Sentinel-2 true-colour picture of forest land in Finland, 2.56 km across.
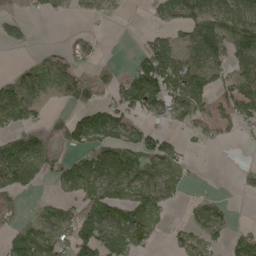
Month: May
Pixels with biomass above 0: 57%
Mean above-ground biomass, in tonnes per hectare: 62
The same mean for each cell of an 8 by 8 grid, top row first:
37 25 22 23 7 94 132 114
17 18 36 0 39 70 127 110
63 94 63 37 113 102 67 68
107 25 45 68 59 68 47 74
83 48 58 77 69 26 24 8
116 49 104 103 87 48 0 17
33 43 60 121 97 13 75 1
64 96 112 134 72 29 63 73
